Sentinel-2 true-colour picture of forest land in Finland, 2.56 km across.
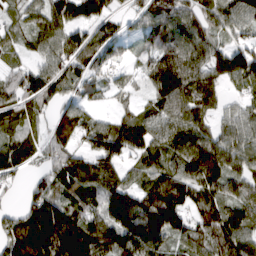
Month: March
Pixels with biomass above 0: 89%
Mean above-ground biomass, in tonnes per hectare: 93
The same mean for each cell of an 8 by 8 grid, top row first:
50 94 94 66 88 98 74 84
49 79 116 64 47 106 88 76
78 112 64 42 53 169 96 83
78 50 69 36 52 107 78 56
78 62 58 154 119 98 105 101
41 76 115 106 74 103 104 88
30 153 87 165 143 137 92 101
114 175 173 167 187 76 92 114
